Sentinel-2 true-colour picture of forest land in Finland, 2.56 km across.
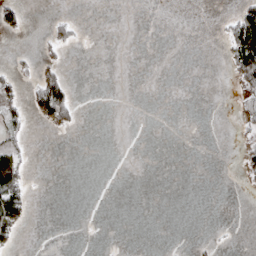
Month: April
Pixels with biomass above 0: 11%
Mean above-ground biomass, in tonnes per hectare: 9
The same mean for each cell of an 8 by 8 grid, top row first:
25 4 2 0 0 0 0 46
1 12 6 0 0 0 0 94
17 48 0 0 0 0 0 40
26 67 9 0 0 0 0 15
25 0 0 0 0 0 0 7
60 0 0 0 0 0 0 7
64 0 0 0 0 0 0 0
23 0 0 0 0 0 2 0
